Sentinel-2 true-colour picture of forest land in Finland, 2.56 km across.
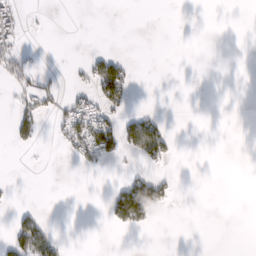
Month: February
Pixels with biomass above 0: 14%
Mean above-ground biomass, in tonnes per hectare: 17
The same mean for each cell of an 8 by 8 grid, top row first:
36 2 0 0 0 0 0 0
34 0 0 4 0 0 0 0
35 12 12 106 0 0 0 0
36 25 62 41 21 0 0 0
20 3 69 69 112 13 0 0
0 0 1 3 41 10 0 0
14 1 0 53 127 4 0 0
54 57 0 0 0 0 0 0
